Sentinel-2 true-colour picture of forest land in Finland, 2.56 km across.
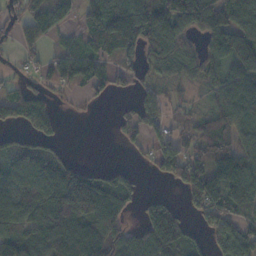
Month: November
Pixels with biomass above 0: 70%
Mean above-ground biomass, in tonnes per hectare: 86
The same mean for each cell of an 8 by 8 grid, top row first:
53 86 63 176 174 212 136 105
31 29 57 96 107 85 66 156
24 48 73 54 30 38 49 117
75 59 4 8 51 21 44 107
57 39 0 4 38 60 89 81
112 145 122 56 11 73 152 140
123 150 245 139 52 48 95 83
129 122 164 116 112 121 46 134
